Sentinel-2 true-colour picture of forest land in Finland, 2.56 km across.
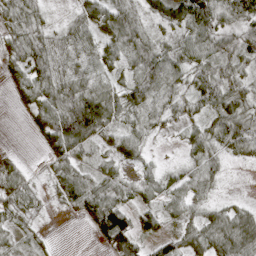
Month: April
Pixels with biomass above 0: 84%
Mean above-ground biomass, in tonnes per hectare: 46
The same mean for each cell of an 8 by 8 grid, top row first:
52 20 35 60 33 57 86 89
47 58 49 48 52 51 62 62
34 63 51 36 57 38 73 43
9 67 113 63 50 33 50 63
1 39 69 33 28 8 59 76
39 18 44 43 32 34 47 1
38 9 38 102 40 33 37 33
18 8 0 66 46 40 68 88
